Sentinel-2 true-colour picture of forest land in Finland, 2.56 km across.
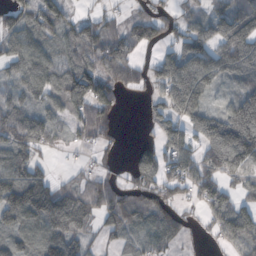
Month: October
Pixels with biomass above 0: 76%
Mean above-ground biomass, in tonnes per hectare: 88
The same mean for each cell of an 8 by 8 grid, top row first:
73 95 39 35 68 49 63 120
85 66 98 107 56 62 90 144
65 90 121 97 67 157 102 84
94 69 78 75 16 119 113 218
106 57 27 27 41 98 135 236
109 54 31 40 109 83 99 83
151 165 117 138 110 58 77 97
78 113 76 35 74 48 15 121
